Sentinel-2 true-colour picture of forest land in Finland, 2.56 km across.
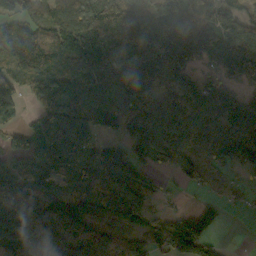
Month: October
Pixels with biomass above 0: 82%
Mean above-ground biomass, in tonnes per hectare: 98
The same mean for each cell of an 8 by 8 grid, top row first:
62 84 111 156 116 125 92 78
106 102 124 117 109 147 125 123
85 96 132 106 110 107 68 47
57 144 160 141 107 120 138 153
65 185 138 55 43 89 79 137
128 98 76 108 75 41 37 29
147 136 84 92 87 22 48 12
156 162 83 75 74 115 69 0
